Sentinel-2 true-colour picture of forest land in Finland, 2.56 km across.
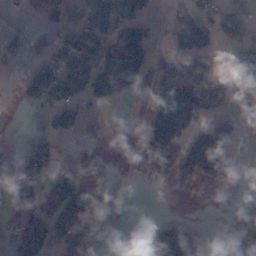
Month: November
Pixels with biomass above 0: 42%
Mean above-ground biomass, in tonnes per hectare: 51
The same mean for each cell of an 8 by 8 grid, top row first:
5 34 62 133 62 18 34 54
41 40 89 61 97 59 66 42
4 91 97 114 55 125 74 44
7 51 54 19 18 186 59 39
5 27 31 38 57 79 130 14
37 39 58 7 29 68 47 1
51 58 105 4 0 0 0 1
64 102 74 7 2 136 3 47
